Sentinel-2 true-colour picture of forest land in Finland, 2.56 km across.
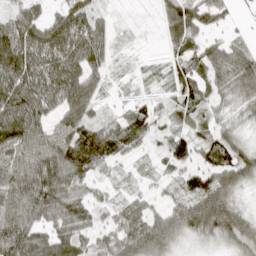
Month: April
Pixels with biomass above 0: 83%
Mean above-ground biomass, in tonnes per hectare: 54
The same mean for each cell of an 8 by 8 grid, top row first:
55 39 62 12 0 62 49 9
114 98 80 25 2 41 44 29
98 80 80 16 26 58 39 65
92 66 79 13 39 49 38 33
76 73 86 84 36 55 55 41
71 90 62 21 12 26 65 58
80 68 55 31 33 43 101 42
86 59 51 45 70 47 47 68
